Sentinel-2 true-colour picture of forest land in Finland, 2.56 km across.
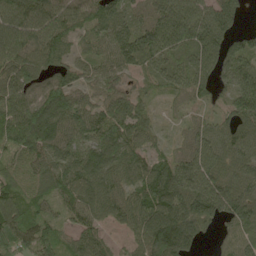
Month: May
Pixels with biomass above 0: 92%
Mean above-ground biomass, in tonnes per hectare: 92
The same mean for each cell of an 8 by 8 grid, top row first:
120 113 93 99 67 147 120 58
122 101 47 92 121 99 134 73
117 82 60 59 42 79 94 97
104 122 90 113 64 25 34 88
103 115 75 119 71 33 95 92
73 95 99 95 103 132 120 85
102 48 89 91 117 140 125 103
117 84 82 37 106 156 22 67
